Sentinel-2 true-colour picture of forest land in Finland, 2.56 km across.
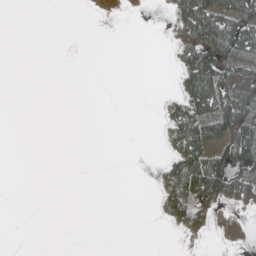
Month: May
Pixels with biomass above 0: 27%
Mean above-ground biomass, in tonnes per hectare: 30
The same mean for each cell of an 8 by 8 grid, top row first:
0 0 1 18 4 67 113 74
0 0 0 0 0 41 133 89
0 0 0 0 0 26 132 69
0 0 0 0 0 66 104 86
0 0 0 0 0 58 86 126
0 0 0 0 0 95 168 87
0 0 0 0 0 71 76 52
0 0 0 0 0 3 12 40
